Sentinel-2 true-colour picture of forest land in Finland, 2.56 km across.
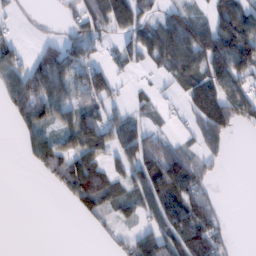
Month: February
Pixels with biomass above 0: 58%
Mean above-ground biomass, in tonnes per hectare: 62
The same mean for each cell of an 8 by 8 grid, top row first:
13 3 50 117 59 63 44 99
38 39 78 25 101 162 133 168
88 136 94 32 7 54 115 103
70 73 91 52 27 15 155 91
12 76 76 61 103 49 66 0
0 46 116 40 108 150 37 0
0 0 45 50 62 118 78 0
0 0 0 25 63 88 94 2
